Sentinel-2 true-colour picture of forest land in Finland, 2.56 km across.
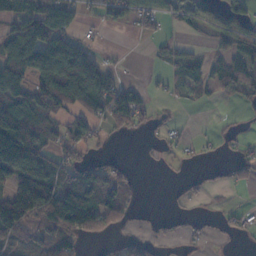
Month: November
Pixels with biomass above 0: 54%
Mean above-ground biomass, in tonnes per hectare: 50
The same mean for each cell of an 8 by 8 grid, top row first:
71 111 33 41 59 34 80 64
77 101 47 3 2 32 21 68
95 99 134 43 7 32 52 86
122 59 54 88 33 6 1 7
193 54 47 7 7 11 8 17
86 82 58 47 1 3 12 23
155 140 138 87 9 7 5 13
54 69 44 16 27 16 12 9
